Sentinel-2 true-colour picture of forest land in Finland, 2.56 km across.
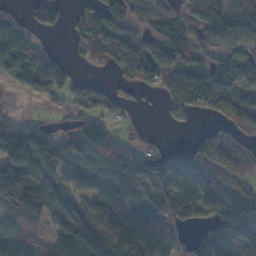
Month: November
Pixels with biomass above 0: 74%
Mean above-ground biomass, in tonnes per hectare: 81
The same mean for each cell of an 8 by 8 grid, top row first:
36 73 42 97 66 72 99 118
128 28 40 138 109 122 66 71
57 105 29 23 75 124 94 77
12 12 39 34 10 57 51 94
150 129 82 71 12 9 78 68
154 77 70 94 114 114 111 72
78 70 94 118 110 94 64 129
66 64 145 142 147 54 76 133
